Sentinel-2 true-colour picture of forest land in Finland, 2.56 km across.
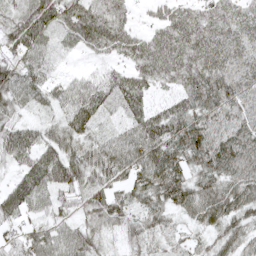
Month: May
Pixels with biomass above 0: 91%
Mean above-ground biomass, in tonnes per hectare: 63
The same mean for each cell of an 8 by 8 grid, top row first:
59 79 79 74 12 56 61 62
72 46 36 59 63 81 84 73
78 43 35 47 63 60 91 83
43 29 89 41 66 69 73 69
73 56 55 70 102 93 99 93
37 90 62 49 77 79 66 77
74 42 35 68 53 63 79 71
47 74 56 21 45 26 35 59
